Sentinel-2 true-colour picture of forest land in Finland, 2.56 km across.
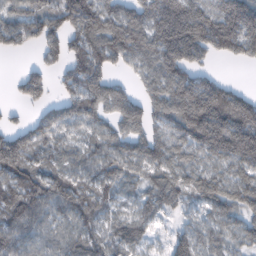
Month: February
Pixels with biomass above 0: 85%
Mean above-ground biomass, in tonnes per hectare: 112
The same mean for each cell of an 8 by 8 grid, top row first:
94 102 171 129 146 263 170 232
55 102 101 147 147 255 119 125
34 78 151 78 73 148 81 8
15 73 126 96 117 142 241 189
144 87 63 84 109 100 150 213
122 105 84 93 71 92 95 93
132 114 109 73 84 69 81 101
106 83 96 75 74 94 85 71
